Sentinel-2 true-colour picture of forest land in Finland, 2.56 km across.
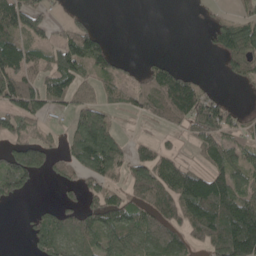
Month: May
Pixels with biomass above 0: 59%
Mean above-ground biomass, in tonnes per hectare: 57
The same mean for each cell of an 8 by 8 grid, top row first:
78 37 19 0 0 0 9 27
95 56 93 25 0 0 13 83
106 67 66 40 38 93 6 31
87 40 69 33 36 90 76 15
76 54 90 77 28 14 76 48
117 29 44 55 70 99 91 59
6 28 54 77 61 85 147 135
0 70 55 68 76 80 75 178
